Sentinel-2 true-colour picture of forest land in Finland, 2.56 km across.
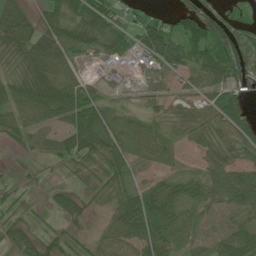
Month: July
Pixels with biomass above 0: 78%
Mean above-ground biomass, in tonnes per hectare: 54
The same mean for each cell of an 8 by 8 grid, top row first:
64 51 67 48 40 49 80 30
63 92 65 52 73 71 93 92
56 93 51 20 20 37 78 75
71 80 108 50 33 33 53 78
27 40 77 77 72 32 47 61
6 3 13 48 32 35 64 73
16 16 35 36 98 61 52 80
43 26 15 44 67 59 48 72
